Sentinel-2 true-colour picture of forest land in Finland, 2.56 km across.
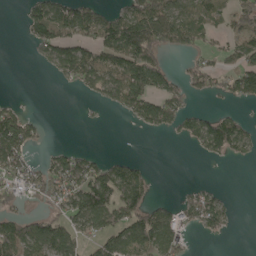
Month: May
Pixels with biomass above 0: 50%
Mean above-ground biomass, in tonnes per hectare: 67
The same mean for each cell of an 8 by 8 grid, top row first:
3 134 124 60 136 122 106 80
0 79 104 137 171 71 38 79
0 6 83 86 156 40 52 106
66 1 3 15 93 70 29 19
169 18 6 0 0 5 91 77
98 85 120 105 52 0 0 0
31 43 125 119 88 44 95 4
122 139 66 93 121 95 10 0
